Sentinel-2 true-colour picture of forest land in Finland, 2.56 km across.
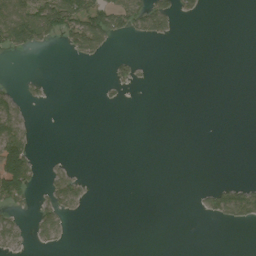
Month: August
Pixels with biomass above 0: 18%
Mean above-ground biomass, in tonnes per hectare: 20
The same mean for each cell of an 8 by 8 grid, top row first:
103 108 98 78 68 32 2 0
50 12 51 13 0 0 0 0
7 5 0 16 3 0 0 0
49 0 0 0 0 0 0 0
128 0 0 0 0 0 0 0
186 17 16 0 0 0 0 0
29 40 16 0 0 0 23 77
26 23 0 0 0 0 0 0
